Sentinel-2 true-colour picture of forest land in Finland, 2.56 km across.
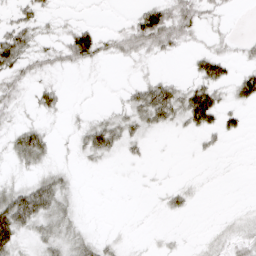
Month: March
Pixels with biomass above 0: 49%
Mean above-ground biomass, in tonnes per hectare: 19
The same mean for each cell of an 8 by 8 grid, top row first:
17 12 3 1 46 49 16 1
51 20 61 21 33 21 11 8
26 12 1 1 14 13 49 36
15 19 5 13 44 45 73 19
31 26 20 37 14 1 8 2
10 23 4 1 2 2 2 1
65 45 10 0 1 13 0 4
42 31 27 8 3 4 7 18
